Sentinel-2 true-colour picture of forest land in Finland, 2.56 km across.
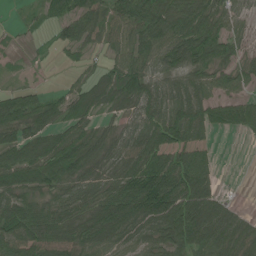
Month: June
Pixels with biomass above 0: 82%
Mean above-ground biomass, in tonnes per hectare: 63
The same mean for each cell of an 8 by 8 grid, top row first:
5 35 80 53 97 87 69 40
8 11 42 32 82 87 81 40
6 2 40 69 88 53 56 50
109 80 70 34 72 76 65 77
102 79 79 49 80 80 30 2
83 84 65 54 113 112 53 0
81 50 55 86 104 116 90 17
86 83 68 69 63 74 89 63
